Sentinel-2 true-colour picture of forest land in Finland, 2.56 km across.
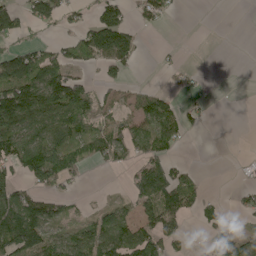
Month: May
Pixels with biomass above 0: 49%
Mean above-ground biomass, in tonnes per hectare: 62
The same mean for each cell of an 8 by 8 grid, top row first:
73 82 27 88 41 12 0 0
45 43 82 169 10 5 0 0
138 140 56 36 5 14 5 0
192 148 125 48 112 61 13 0
123 140 96 101 72 51 0 1
58 118 31 5 121 77 4 2
145 79 13 39 63 98 36 25
194 91 94 121 101 39 31 53
